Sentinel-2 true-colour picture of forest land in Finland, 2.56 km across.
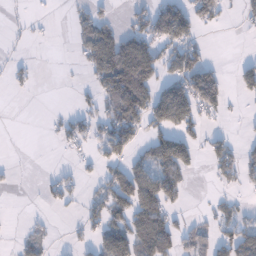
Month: January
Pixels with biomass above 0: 39%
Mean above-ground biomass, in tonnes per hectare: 47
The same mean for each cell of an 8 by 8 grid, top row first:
4 3 31 25 55 107 59 26
9 2 43 122 89 79 23 0
21 0 5 136 131 84 102 38
0 4 29 69 116 153 56 4
0 1 35 99 41 118 46 21
5 15 23 60 74 65 8 40
0 14 21 82 103 22 9 23
14 20 19 86 98 56 63 87
